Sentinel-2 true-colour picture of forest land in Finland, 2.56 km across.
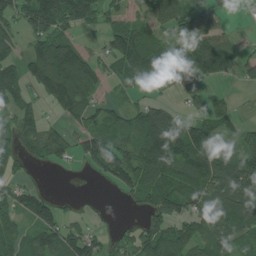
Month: July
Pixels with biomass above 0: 70%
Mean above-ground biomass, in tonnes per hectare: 83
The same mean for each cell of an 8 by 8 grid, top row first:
90 190 141 56 76 125 75 10
56 110 73 83 122 76 118 38
94 151 139 42 63 58 49 27
73 26 82 51 81 44 71 21
79 104 67 92 124 150 109 51
57 2 6 100 119 125 149 139
80 88 13 4 65 87 102 137
91 116 108 44 114 134 106 55
